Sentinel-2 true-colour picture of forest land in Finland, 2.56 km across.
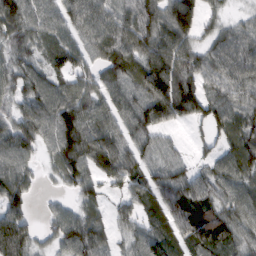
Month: February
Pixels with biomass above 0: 86%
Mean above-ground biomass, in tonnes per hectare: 73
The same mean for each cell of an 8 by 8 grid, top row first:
101 82 89 73 98 113 36 20
64 58 64 82 79 81 54 86
69 75 55 69 89 103 67 86
59 106 100 75 108 101 78 77
94 62 123 101 64 26 29 77
88 17 80 73 69 76 59 68
72 19 49 31 58 102 78 74
124 31 105 49 82 68 92 63
